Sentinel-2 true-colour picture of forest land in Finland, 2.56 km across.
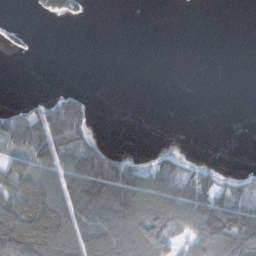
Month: November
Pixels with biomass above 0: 42%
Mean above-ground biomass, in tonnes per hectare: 54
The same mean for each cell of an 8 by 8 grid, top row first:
2 39 31 0 0 0 0 0
21 1 0 0 0 0 0 0
0 1 0 0 0 0 0 0
91 130 128 0 0 0 0 0
102 156 99 14 0 1 0 0
102 83 160 177 89 108 53 40
125 195 109 113 119 94 147 134
159 161 81 86 81 31 77 117
